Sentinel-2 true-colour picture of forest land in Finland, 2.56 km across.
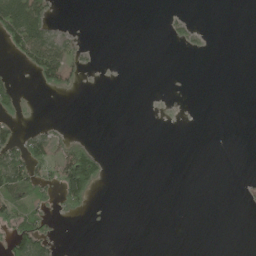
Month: June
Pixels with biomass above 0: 17%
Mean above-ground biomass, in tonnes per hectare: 15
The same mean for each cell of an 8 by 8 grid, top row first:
121 51 0 0 0 8 0 0
50 83 18 0 0 6 7 0
9 38 10 0 0 0 0 0
20 0 0 0 0 0 0 0
52 49 31 0 0 0 0 0
74 34 122 4 0 0 0 0
43 20 26 0 0 0 0 0
46 35 0 0 0 0 0 0
